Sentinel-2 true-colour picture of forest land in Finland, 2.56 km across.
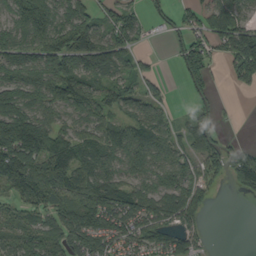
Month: September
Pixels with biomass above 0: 73%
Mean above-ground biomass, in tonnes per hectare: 80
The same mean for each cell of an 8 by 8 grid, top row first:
80 117 104 67 37 49 70 79
100 117 184 129 20 50 73 146
117 123 118 69 54 14 67 44
103 70 80 73 71 17 58 5
153 135 98 93 106 58 85 28
120 145 86 80 74 90 52 114
56 83 84 125 101 99 34 0
66 94 101 98 94 75 16 0
